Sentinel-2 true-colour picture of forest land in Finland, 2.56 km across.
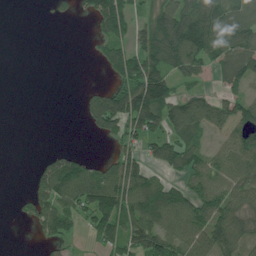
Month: July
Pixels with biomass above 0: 58%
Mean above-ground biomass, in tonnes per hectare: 68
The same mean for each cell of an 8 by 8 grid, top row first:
0 10 30 160 49 146 117 99
0 0 0 83 104 125 104 106
0 0 0 49 175 67 26 83
0 0 18 170 207 127 74 77
0 1 0 34 67 97 39 97
0 73 109 91 80 40 93 79
13 95 92 137 113 99 95 74
0 42 19 85 101 87 105 89
